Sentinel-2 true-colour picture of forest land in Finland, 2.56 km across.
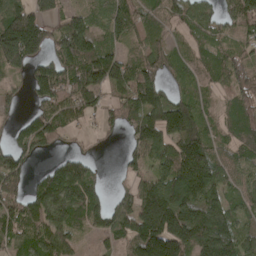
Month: April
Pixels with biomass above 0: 80%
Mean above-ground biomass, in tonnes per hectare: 104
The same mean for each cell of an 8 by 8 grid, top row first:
167 95 82 97 73 71 72 124
245 93 172 73 68 37 49 67
36 163 145 139 142 47 53 86
39 96 93 63 150 160 44 88
77 73 12 12 136 144 115 78
121 73 110 5 72 170 174 74
106 133 95 75 176 183 156 72
87 129 42 58 217 219 183 137
